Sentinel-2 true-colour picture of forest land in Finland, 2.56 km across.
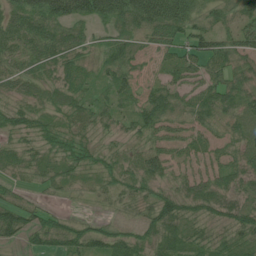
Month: June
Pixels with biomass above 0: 88%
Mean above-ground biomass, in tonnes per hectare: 50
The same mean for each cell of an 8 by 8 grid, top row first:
70 104 89 86 103 102 44 51
56 75 57 57 35 60 72 62
56 39 46 51 25 48 62 44
54 41 59 45 68 50 60 50
35 41 43 19 35 50 42 39
30 43 27 28 56 39 49 46
59 22 3 17 36 65 53 47
30 45 55 54 40 63 42 53
